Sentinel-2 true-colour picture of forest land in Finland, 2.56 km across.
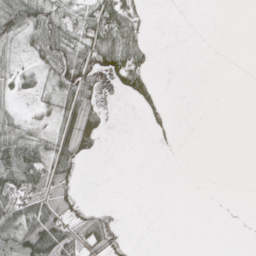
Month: May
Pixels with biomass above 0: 39%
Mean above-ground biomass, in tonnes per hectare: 26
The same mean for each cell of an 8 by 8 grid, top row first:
69 57 42 77 32 0 0 0
27 61 53 82 37 0 0 0
28 30 58 17 36 0 0 0
20 24 59 5 16 3 0 0
87 43 46 0 0 3 0 0
102 85 21 0 0 0 0 0
69 64 19 3 0 0 0 0
63 128 66 30 0 0 0 0
